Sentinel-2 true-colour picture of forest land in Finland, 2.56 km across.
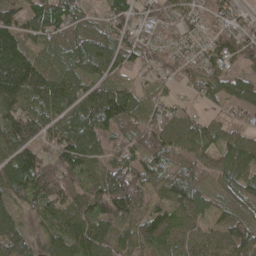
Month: May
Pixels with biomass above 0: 91%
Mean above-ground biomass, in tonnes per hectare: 93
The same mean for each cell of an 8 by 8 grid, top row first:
89 132 75 77 61 85 72 59
155 73 86 81 87 71 74 107
194 118 83 63 35 48 73 75
130 97 126 160 84 55 30 49
141 77 127 62 100 90 76 88
171 158 98 108 103 87 56 101
85 113 102 154 81 87 70 60
109 90 126 91 93 78 75 99
